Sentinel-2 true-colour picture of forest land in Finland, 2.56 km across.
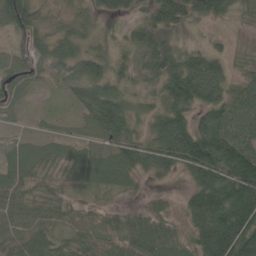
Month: May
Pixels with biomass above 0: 92%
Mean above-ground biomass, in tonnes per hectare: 78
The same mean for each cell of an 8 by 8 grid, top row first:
130 51 50 40 38 87 64 41
54 78 64 40 74 53 38 24
85 34 81 73 44 111 149 57
31 12 40 115 47 99 106 96
55 55 62 89 78 149 152 144
89 63 73 96 48 33 115 194
86 76 33 29 42 29 163 185
75 64 51 41 100 75 159 192
